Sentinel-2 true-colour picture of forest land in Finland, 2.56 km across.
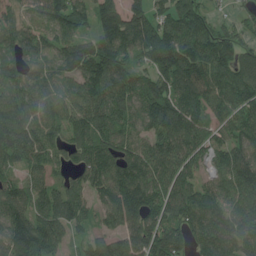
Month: July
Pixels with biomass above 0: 91%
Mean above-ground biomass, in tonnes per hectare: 116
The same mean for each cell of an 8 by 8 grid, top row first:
80 97 96 138 121 119 69 36
85 67 126 158 146 172 162 101
84 91 126 152 99 155 164 130
107 88 127 136 110 141 105 122
117 90 106 118 100 126 93 105
67 73 71 143 143 122 63 147
115 127 90 122 168 127 139 122
178 146 54 87 153 148 138 133
